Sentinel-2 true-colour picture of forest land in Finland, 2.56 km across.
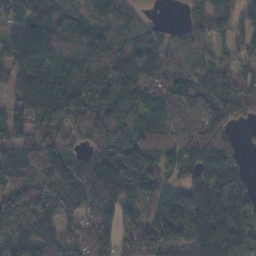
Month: November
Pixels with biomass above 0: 89%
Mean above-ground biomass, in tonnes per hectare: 113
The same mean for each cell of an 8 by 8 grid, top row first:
86 118 103 115 30 3 99 73
167 152 94 104 96 125 61 45
84 130 138 121 107 135 92 101
84 199 139 126 117 201 150 62
111 155 65 132 148 162 196 30
96 122 195 183 118 53 140 85
72 67 118 172 84 105 145 121
102 92 79 134 142 101 137 118
